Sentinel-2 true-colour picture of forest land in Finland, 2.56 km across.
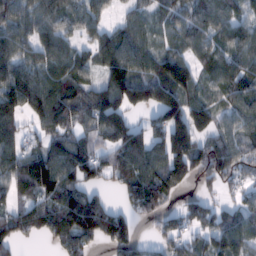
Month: February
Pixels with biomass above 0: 81%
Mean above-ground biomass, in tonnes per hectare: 93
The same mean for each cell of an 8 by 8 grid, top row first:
92 94 73 31 54 65 96 72
100 91 55 125 85 64 85 100
128 95 85 137 113 161 60 114
109 121 89 131 58 137 99 88
101 72 99 90 124 177 102 73
111 162 106 58 103 128 109 66
74 87 135 50 87 36 75 65
99 48 99 94 24 71 86 104
